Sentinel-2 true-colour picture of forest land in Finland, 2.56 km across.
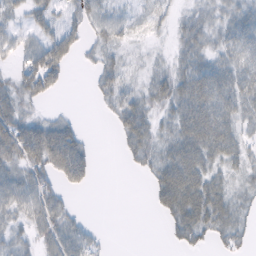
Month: February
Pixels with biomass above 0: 67%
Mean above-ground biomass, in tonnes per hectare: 32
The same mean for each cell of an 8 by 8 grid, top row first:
17 35 31 26 13 16 24 33
31 55 26 29 6 19 30 44
27 56 0 31 14 45 62 46
44 8 2 21 41 41 69 42
63 39 42 2 44 51 69 34
38 32 45 0 10 75 50 22
41 49 5 0 1 61 68 25
26 37 40 2 0 21 21 25
